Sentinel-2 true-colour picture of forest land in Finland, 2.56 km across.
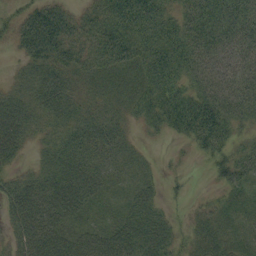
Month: September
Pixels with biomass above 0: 88%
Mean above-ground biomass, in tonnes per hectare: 37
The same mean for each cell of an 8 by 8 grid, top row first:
27 52 26 53 63 39 44 37
24 57 42 58 47 56 41 32
21 47 27 32 39 47 42 33
50 40 31 27 34 58 67 36
43 26 34 30 7 9 46 22
28 43 51 24 16 9 12 39
46 59 45 20 38 9 21 24
36 62 45 48 50 31 33 26
